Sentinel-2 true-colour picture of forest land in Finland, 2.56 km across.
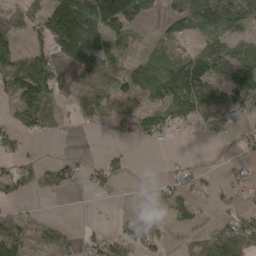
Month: April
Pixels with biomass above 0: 57%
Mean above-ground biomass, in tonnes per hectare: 50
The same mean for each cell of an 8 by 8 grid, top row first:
49 113 160 159 57 54 121 95
52 60 114 43 20 40 61 49
98 107 42 53 83 127 103 96
43 58 36 45 45 64 60 44
35 3 1 4 19 8 5 15
45 48 24 36 0 24 13 25
14 2 0 2 10 45 11 27
81 39 31 41 67 4 57 90
